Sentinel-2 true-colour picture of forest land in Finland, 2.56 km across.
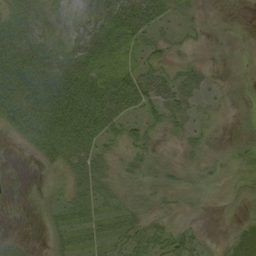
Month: September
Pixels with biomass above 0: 66%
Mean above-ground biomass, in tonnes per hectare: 29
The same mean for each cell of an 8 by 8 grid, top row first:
33 30 23 65 63 18 5 0
55 44 49 60 33 14 3 0
72 69 70 64 54 37 15 2
69 71 66 56 28 30 10 6
10 50 46 17 25 10 13 17
0 7 36 27 21 20 14 15
0 12 28 23 19 11 6 9
13 10 24 31 31 30 8 30
